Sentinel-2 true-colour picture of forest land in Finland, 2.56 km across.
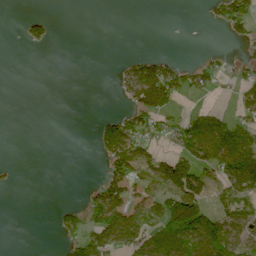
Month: June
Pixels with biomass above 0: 34%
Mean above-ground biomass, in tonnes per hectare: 42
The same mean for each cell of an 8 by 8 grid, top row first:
2 18 0 0 0 0 18 96
1 11 0 0 0 0 3 5
0 0 0 8 131 97 40 28
0 0 0 13 99 38 47 30
0 0 0 106 61 56 127 111
5 0 0 72 47 132 39 127
0 1 42 127 58 144 57 54
0 0 73 107 101 144 124 66
